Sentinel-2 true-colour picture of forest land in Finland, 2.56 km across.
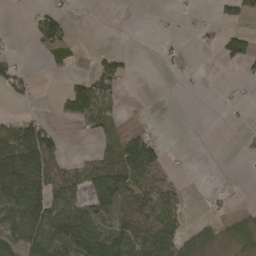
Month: April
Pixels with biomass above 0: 42%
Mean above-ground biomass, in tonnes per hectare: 45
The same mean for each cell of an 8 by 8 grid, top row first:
1 47 0 0 0 5 5 56
2 79 16 12 0 9 6 82
55 3 40 77 0 2 1 10
15 4 89 41 2 0 0 3
102 105 1 34 82 0 0 4
162 94 64 122 87 20 0 1
122 138 106 80 90 43 8 14
79 141 149 97 90 67 41 44
